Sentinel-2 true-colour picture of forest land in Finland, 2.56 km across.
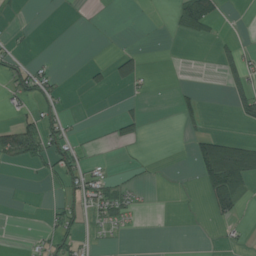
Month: July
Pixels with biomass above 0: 21%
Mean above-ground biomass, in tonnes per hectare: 17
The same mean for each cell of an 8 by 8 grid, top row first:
5 0 1 0 0 33 57 0
8 0 0 1 5 0 1 16
47 30 3 32 16 0 0 34
18 27 0 1 10 17 7 27
84 53 14 12 8 0 58 47
0 16 53 14 6 0 66 88
1 8 38 47 4 0 25 25
0 18 23 4 0 0 0 6
